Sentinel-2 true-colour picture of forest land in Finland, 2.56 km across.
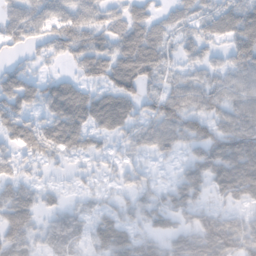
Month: November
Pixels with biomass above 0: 78%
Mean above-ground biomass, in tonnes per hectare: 48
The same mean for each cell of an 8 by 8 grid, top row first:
50 64 66 47 41 35 41 70
31 46 68 53 65 32 36 67
54 24 33 67 69 35 43 55
55 42 59 88 42 79 58 64
41 40 28 17 40 46 82 96
33 10 17 18 26 22 59 95
63 23 25 26 43 49 37 35
48 36 28 59 38 49 96 83
